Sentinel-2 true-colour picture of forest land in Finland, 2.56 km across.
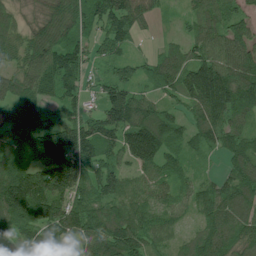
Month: July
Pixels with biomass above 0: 91%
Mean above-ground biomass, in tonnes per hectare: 94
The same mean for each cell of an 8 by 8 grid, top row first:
47 93 92 122 76 10 84 67
56 108 73 59 8 41 93 122
78 75 67 71 51 85 193 172
87 63 63 100 90 49 144 158
102 158 157 61 151 69 74 93
137 151 93 94 47 60 27 124
169 167 100 95 81 75 98 109
69 141 81 175 115 41 108 100
